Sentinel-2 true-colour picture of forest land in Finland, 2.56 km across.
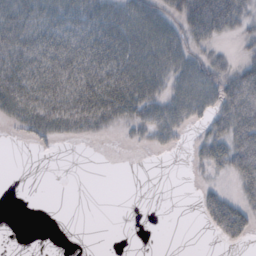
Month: October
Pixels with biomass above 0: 53%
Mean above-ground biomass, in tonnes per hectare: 27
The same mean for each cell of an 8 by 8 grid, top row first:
41 39 43 47 54 33 96 45
35 46 51 56 54 50 25 8
46 45 44 55 57 38 56 61
40 48 46 45 38 43 34 66
3 13 5 0 10 12 33 63
0 0 0 0 0 0 8 44
0 0 0 0 0 0 30 31
0 0 0 0 0 0 1 18
